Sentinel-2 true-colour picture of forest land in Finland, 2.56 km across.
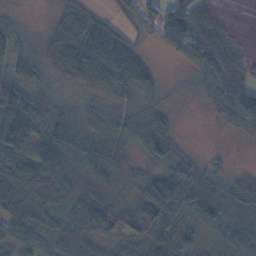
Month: November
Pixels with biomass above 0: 81%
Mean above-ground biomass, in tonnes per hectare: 63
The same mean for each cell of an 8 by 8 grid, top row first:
11 14 57 28 67 83 57 0
38 65 93 103 18 60 127 15
73 39 68 89 65 4 75 68
132 67 31 40 44 10 18 130
116 85 67 66 65 45 0 9
129 110 80 68 44 85 68 24
104 70 75 75 83 93 102 69
79 54 74 30 68 97 25 75
